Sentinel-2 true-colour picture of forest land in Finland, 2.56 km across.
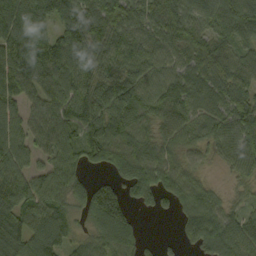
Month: September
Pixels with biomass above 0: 89%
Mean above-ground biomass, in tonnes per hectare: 93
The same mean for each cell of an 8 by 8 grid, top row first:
132 108 127 112 89 109 91 114
118 131 121 96 84 84 103 76
122 114 106 101 97 94 100 100
79 103 113 119 86 89 79 102
105 85 115 147 98 83 70 108
92 80 53 54 123 98 27 54
98 95 63 144 30 46 93 47
111 136 46 121 32 19 99 116
